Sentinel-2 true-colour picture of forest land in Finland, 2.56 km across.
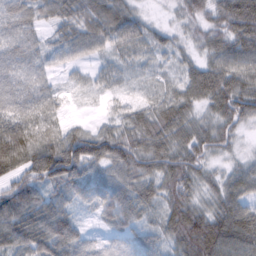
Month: February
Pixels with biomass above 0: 92%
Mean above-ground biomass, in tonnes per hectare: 60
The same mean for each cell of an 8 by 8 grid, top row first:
60 46 68 77 29 26 51 97
61 41 59 48 46 31 52 77
58 32 16 29 14 35 88 75
65 55 4 22 49 82 47 81
137 84 97 85 80 78 67 21
65 96 73 53 72 81 43 50
87 76 28 52 51 72 52 68
69 101 62 30 43 65 115 92
